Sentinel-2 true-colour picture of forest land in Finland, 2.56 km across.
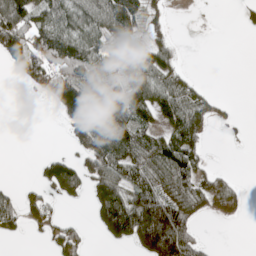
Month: May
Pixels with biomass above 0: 52%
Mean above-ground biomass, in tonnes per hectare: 69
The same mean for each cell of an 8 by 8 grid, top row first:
144 74 98 98 52 1 1 11
102 141 123 57 47 35 0 0
17 112 151 77 108 63 5 0
0 5 118 87 91 102 53 5
0 0 56 142 95 104 27 4
1 75 113 114 92 96 50 7
80 48 7 204 260 138 44 44
13 37 73 66 184 269 17 0
